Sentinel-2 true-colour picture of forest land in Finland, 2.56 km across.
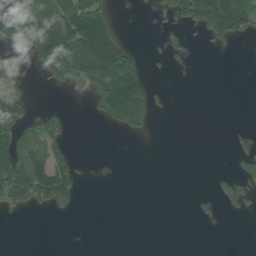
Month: August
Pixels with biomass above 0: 28%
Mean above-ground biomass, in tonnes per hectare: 39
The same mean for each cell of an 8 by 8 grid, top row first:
88 112 123 34 1 64 153 102
40 125 185 97 8 26 13 2
42 34 51 144 60 3 0 0
94 28 0 84 72 0 0 0
96 87 1 0 0 0 0 15
116 171 30 0 0 0 5 58
29 34 8 0 0 0 13 35
0 0 0 0 0 0 0 0
